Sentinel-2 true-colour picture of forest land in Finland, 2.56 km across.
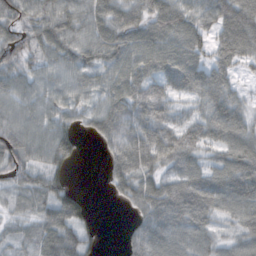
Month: October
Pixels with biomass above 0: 86%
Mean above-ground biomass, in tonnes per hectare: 65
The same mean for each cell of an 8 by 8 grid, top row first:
66 69 63 65 56 85 63 86
66 56 71 71 82 79 58 81
59 63 61 70 90 79 73 31
71 65 49 90 94 50 60 54
91 84 35 68 97 99 62 76
49 49 0 51 78 72 68 103
23 58 47 3 74 128 81 79
26 58 65 0 91 78 59 55
